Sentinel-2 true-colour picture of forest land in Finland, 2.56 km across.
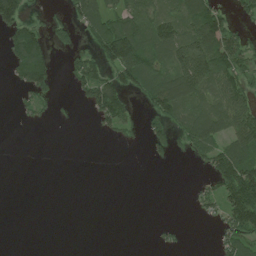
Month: July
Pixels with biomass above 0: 43%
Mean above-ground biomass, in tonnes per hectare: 46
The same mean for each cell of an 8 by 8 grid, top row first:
94 18 62 66 70 82 123 33
68 42 31 125 96 107 129 73
33 56 67 75 73 108 104 86
11 16 3 112 31 77 97 113
0 0 0 7 18 38 81 94
0 0 0 0 0 0 41 144
0 0 0 0 0 0 25 142
0 0 0 0 0 11 1 83
